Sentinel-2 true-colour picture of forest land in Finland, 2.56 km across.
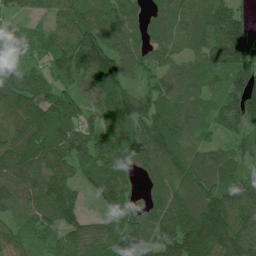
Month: July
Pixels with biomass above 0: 94%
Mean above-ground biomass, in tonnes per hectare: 105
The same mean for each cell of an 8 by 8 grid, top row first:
31 43 88 106 63 96 122 67
64 70 142 114 86 66 111 171
116 92 80 177 80 88 88 121
151 155 84 129 100 127 95 173
123 142 118 105 99 130 60 68
113 147 62 117 53 103 126 101
73 126 84 53 66 130 170 134
77 66 90 97 112 162 182 158
